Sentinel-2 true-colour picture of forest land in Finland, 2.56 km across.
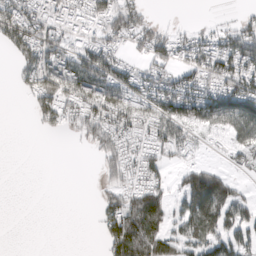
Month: March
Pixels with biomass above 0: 59%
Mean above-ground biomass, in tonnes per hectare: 56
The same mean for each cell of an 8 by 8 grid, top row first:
104 50 39 96 38 0 2 20
93 93 57 51 49 54 61 93
22 105 129 99 58 58 74 92
0 70 64 90 66 89 95 99
0 0 17 60 33 83 14 61
0 0 0 52 59 24 132 17
0 0 0 62 122 38 185 67
0 0 0 97 127 64 81 57
